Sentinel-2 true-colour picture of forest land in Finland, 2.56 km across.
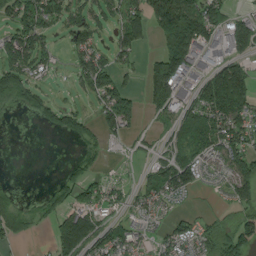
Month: August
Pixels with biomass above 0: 62%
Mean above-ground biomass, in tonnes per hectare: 72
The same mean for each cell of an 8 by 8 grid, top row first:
109 104 63 54 93 227 142 47
121 64 69 66 28 192 83 92
89 21 54 112 68 145 106 165
7 57 45 123 62 67 141 130
0 0 22 15 18 59 110 95
2 3 60 19 42 136 30 120
47 40 96 53 54 16 9 55
36 29 142 91 39 75 54 110
